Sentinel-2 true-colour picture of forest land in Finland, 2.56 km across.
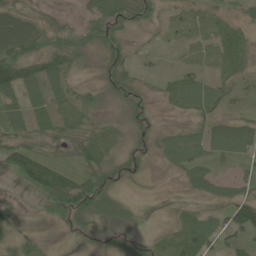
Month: June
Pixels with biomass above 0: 81%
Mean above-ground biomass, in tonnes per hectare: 36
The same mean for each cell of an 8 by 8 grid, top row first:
62 16 20 86 40 20 31 20
77 52 51 54 10 14 20 22
61 57 14 50 22 29 30 22
49 35 31 15 33 16 40 18
49 31 41 25 24 53 45 60
52 111 53 50 13 15 43 23
16 57 89 48 6 9 18 73
32 5 18 23 9 30 51 43
